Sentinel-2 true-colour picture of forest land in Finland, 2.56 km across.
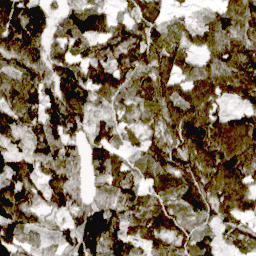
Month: April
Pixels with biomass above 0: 91%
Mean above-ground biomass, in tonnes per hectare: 89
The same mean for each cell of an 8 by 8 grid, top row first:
108 63 82 53 81 28 42 93
108 72 68 124 135 77 77 96
84 80 113 116 94 78 108 102
109 99 101 55 68 97 113 63
68 141 89 83 58 106 127 127
102 87 80 128 57 87 115 151
122 60 92 116 74 73 75 101
89 34 133 128 62 71 50 40
